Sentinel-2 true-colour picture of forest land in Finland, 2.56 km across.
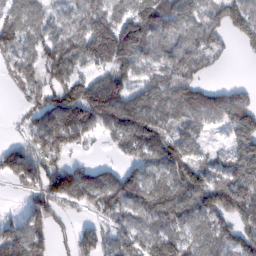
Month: February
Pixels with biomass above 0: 79%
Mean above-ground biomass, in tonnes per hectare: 99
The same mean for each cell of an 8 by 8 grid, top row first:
86 57 103 122 146 112 80 107
90 111 122 191 107 86 87 25
53 72 81 113 72 113 31 9
17 131 176 168 139 97 126 140
67 140 68 48 138 100 32 115
111 151 147 97 98 108 93 150
14 113 54 98 99 132 142 155
113 82 75 57 81 93 93 111
